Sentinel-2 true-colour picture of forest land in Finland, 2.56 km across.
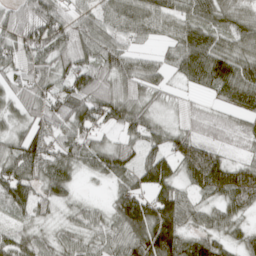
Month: April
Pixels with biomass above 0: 90%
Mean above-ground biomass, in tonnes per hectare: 63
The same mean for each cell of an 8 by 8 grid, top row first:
61 90 50 60 78 61 62 56
63 81 70 62 23 53 86 63
50 60 74 63 59 27 83 103
47 74 83 79 60 26 28 53
63 85 65 48 68 50 47 27
81 85 30 60 64 59 85 53
44 40 35 52 108 115 47 50
64 38 52 60 125 115 74 46
